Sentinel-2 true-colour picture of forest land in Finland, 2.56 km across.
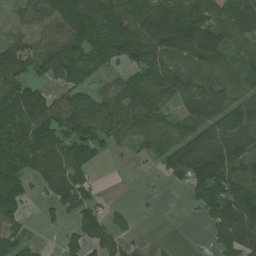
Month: July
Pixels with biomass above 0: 74%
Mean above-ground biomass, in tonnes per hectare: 76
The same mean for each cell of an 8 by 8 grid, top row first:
21 63 125 124 125 141 97 84
80 70 100 125 127 109 127 63
94 60 58 29 81 137 95 60
96 95 99 88 90 46 91 104
106 105 112 39 47 93 116 117
95 79 70 1 7 50 128 122
78 28 91 19 2 0 58 106
69 6 76 63 6 3 14 79
